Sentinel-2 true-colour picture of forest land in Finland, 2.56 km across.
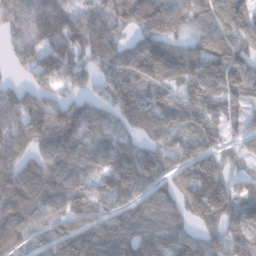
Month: January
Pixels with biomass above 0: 89%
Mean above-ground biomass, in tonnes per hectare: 106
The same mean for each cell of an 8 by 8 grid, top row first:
92 124 90 87 102 96 96 125
64 124 127 113 106 78 114 112
31 104 93 125 106 109 140 107
119 141 120 100 142 134 139 76
101 127 131 106 83 122 113 56
123 117 97 121 126 101 145 49
127 83 106 84 87 85 158 103
93 69 130 126 136 113 78 51
